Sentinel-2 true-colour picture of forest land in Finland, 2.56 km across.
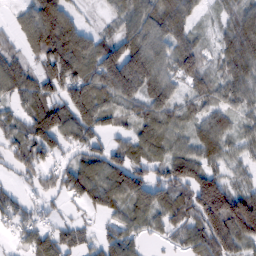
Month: February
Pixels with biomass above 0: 85%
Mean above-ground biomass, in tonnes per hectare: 86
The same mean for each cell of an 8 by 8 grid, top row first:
37 143 36 36 103 109 17 78
45 136 126 94 120 88 29 108
103 111 119 147 135 66 72 82
57 129 125 79 80 72 72 54
74 111 81 56 100 75 111 50
37 56 120 122 84 104 103 41
59 24 34 84 96 104 180 172
29 92 64 79 37 48 127 112
